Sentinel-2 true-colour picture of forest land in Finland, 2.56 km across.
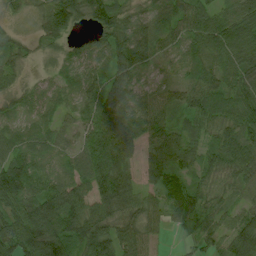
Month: July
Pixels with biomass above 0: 92%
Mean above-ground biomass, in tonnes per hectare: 57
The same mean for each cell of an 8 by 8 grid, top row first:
14 62 60 90 25 51 59 63
29 24 29 76 64 27 76 69
22 22 42 64 21 21 61 66
20 27 33 100 55 43 82 61
47 37 43 142 57 61 48 76
109 45 54 112 35 48 37 51
82 88 69 64 54 51 44 38
100 130 88 89 63 6 38 67
